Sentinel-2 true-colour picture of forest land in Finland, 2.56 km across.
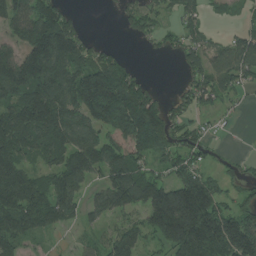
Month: July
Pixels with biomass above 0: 74%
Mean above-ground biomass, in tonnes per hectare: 118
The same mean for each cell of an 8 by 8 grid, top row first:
122 158 26 9 109 44 51 31
95 248 127 40 17 52 89 121
178 196 152 250 56 8 115 87
151 205 148 280 249 62 46 15
153 138 130 116 171 98 57 1
155 94 111 125 120 96 81 45
178 145 75 102 140 318 217 93
125 26 31 87 89 228 243 245
